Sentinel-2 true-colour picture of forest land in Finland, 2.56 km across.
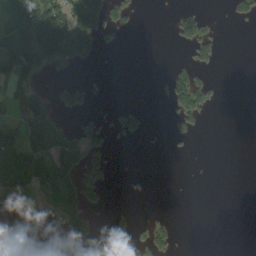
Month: September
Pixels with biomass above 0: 28%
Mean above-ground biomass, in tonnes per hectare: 32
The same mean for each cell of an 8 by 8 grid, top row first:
58 158 106 44 1 35 18 20
88 148 127 12 0 11 47 0
63 7 13 1 0 66 29 0
22 72 43 14 32 56 27 0
66 67 45 21 5 8 0 0
96 70 48 15 0 0 0 0
53 32 77 8 2 0 0 0
18 7 34 24 34 23 0 0
